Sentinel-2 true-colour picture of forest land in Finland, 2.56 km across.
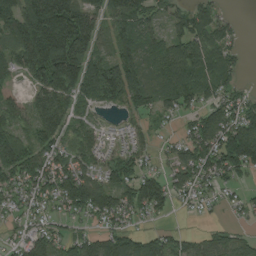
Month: August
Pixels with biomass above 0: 79%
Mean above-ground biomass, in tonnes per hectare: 90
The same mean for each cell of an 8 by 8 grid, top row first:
124 212 159 111 85 69 103 9
116 210 158 86 106 115 112 38
52 157 142 151 108 130 96 35
69 130 51 21 77 69 84 105
122 87 79 23 46 43 127 178
95 104 109 82 92 73 87 60
47 45 97 103 94 34 19 35
37 82 71 101 84 62 59 61
